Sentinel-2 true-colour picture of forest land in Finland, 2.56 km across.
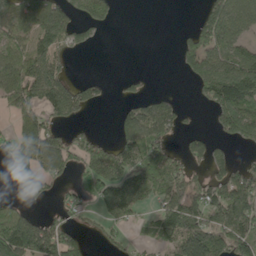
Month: May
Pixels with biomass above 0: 55%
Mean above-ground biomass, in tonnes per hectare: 93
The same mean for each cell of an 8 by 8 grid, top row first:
147 144 83 36 0 0 107 110
111 125 56 0 0 30 162 84
146 151 37 12 21 2 172 203
90 81 62 11 88 61 35 198
90 141 85 70 157 40 73 59
57 103 61 157 159 131 88 110
81 22 65 108 43 151 158 179
216 183 67 51 20 124 178 155
